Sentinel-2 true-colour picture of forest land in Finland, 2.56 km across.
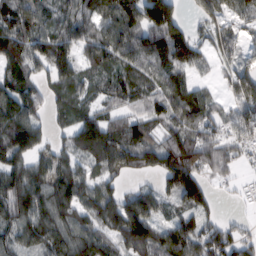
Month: February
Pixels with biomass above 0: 85%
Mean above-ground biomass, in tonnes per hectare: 91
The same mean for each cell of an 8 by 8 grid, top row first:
106 65 105 117 165 130 74 61
110 117 89 123 116 126 52 48
82 73 75 65 69 71 25 86
144 47 67 59 76 87 82 79
139 59 92 108 103 118 107 68
118 89 87 58 49 159 66 25
121 124 95 119 129 58 62 8
92 123 121 85 138 121 98 76
